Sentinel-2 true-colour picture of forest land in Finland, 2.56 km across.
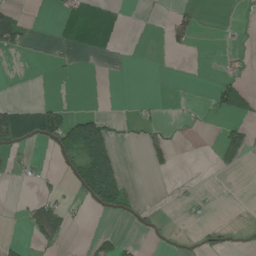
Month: June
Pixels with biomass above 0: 16%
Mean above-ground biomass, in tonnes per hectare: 18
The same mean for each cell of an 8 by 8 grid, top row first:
30 1 6 0 2 19 0 2
35 5 1 0 0 15 0 4
1 1 1 0 0 0 2 23
14 41 18 2 8 2 8 34
16 22 161 67 24 10 1 58
7 7 66 168 1 5 1 3
2 50 7 88 5 4 5 1
8 28 1 23 2 1 14 2
